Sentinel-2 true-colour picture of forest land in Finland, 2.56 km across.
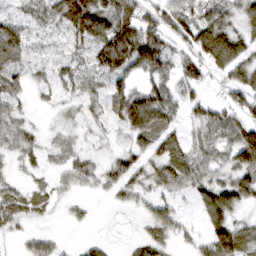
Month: March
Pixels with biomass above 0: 75%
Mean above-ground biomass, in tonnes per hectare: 52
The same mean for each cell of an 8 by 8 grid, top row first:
35 53 178 116 64 66 47 46
78 19 45 140 133 36 9 28
43 29 40 58 55 63 48 61
34 8 26 43 151 69 63 54
40 16 12 14 64 58 69 105
13 20 54 56 56 69 44 67
60 28 17 25 24 34 86 53
13 50 25 8 35 28 54 77
